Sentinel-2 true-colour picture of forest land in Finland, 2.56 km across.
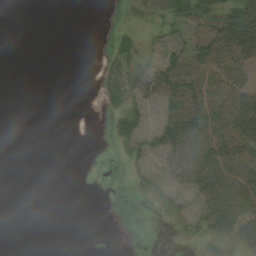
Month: August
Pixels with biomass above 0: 38%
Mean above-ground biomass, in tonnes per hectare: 23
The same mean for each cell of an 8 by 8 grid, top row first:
0 0 0 0 6 37 54 72
0 0 0 13 16 37 70 84
0 0 0 21 41 68 61 50
0 0 0 15 31 62 69 79
0 0 0 6 31 66 79 76
0 0 0 0 8 40 71 55
0 0 0 0 0 7 47 49
0 0 0 0 0 4 22 38
